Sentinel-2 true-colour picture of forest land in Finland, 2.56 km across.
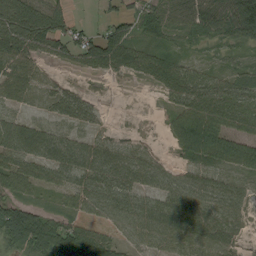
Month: August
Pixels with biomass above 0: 80%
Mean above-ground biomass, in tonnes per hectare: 55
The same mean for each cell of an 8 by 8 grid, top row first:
119 106 9 38 50 50 77 107
84 53 68 103 49 27 18 35
66 13 6 11 26 66 50 50
22 18 49 3 1 42 92 78
87 69 46 35 16 45 113 72
75 46 52 71 58 44 51 53
77 23 60 72 64 83 68 42
50 109 101 59 44 65 83 30
